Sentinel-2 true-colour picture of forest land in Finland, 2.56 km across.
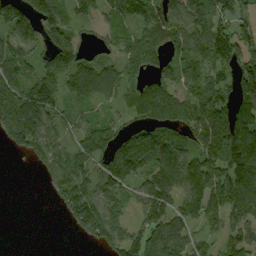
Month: September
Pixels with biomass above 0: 78%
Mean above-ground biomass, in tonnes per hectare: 97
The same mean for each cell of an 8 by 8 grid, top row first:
129 146 64 67 92 97 134 82
108 111 90 43 118 75 126 140
131 134 100 81 72 79 96 115
207 112 48 35 90 96 116 98
92 108 75 114 129 101 110 153
0 69 112 129 89 114 143 153
0 7 179 100 111 96 109 120
0 0 22 111 145 130 50 89
